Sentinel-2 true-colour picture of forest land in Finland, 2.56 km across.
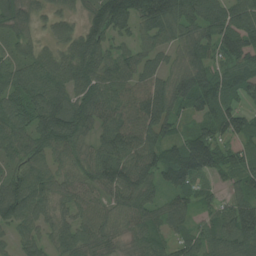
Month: July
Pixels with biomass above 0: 92%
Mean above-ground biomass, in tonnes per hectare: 80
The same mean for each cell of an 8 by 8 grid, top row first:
73 44 50 148 123 123 102 104
44 42 99 62 61 58 71 100
68 87 91 94 76 85 94 95
84 109 93 99 115 61 78 65
70 86 49 104 102 75 110 51
70 84 55 106 101 103 68 68
116 68 71 60 76 69 40 96
55 54 80 48 63 48 65 112
